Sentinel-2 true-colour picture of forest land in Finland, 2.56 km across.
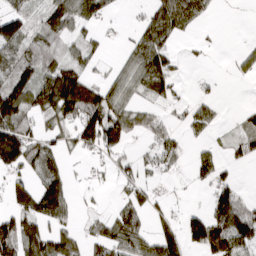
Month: March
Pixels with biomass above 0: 57%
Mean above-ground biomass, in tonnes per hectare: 57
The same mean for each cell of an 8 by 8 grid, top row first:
71 77 78 19 32 121 28 1
76 51 38 5 97 24 9 12
114 88 110 44 89 42 8 10
132 90 151 119 50 17 35 16
149 48 60 85 17 38 20 44
50 49 7 21 27 12 49 16
67 13 6 23 61 13 56 96
131 101 44 88 82 79 146 96
